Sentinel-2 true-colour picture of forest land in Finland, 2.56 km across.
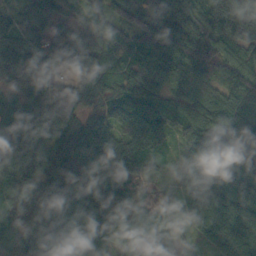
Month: October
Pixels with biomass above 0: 98%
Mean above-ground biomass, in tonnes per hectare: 102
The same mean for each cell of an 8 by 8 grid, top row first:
107 104 78 80 89 83 104 117
129 135 149 107 111 110 90 89
70 117 106 99 113 92 86 102
96 150 88 101 119 86 94 85
144 110 123 109 123 53 93 102
113 110 105 141 98 47 102 106
107 129 93 135 119 68 106 106
84 107 99 73 89 55 67 111
